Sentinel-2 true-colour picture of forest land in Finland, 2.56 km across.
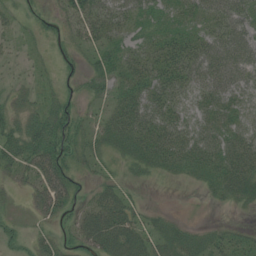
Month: July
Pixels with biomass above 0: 75%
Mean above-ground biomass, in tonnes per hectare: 34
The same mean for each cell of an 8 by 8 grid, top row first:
18 11 45 55 34 30 39 47
12 10 24 35 32 44 51 61
12 9 15 39 42 42 61 49
33 34 19 29 47 34 35 31
46 58 31 34 49 45 42 45
25 69 16 18 18 20 36 58
7 52 25 56 14 1 5 14
16 23 42 66 41 36 32 30
